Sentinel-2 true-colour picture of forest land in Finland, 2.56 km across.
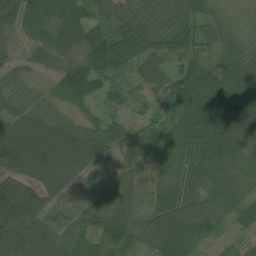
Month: July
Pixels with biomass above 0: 95%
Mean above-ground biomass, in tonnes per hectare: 78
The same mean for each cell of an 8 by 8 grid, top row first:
72 106 72 59 57 69 56 19
23 72 76 92 71 66 64 64
38 25 95 47 55 102 141 121
67 58 31 36 35 116 165 137
130 145 98 72 51 116 163 122
92 100 54 34 57 95 138 80
82 69 49 83 62 113 78 67
94 88 50 88 53 117 41 27
